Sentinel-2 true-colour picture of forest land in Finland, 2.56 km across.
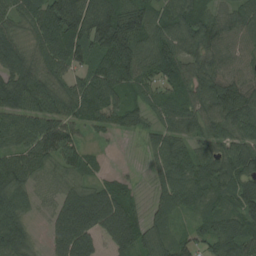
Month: August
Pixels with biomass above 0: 91%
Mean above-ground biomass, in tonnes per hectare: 81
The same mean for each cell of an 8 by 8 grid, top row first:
67 120 138 155 122 96 70 69
91 85 82 171 103 89 86 50
98 73 57 106 68 80 89 67
86 96 70 92 60 76 90 106
73 105 65 8 31 71 71 80
107 45 57 26 15 101 111 102
91 26 117 112 37 72 74 85
102 39 108 59 73 65 69 108
